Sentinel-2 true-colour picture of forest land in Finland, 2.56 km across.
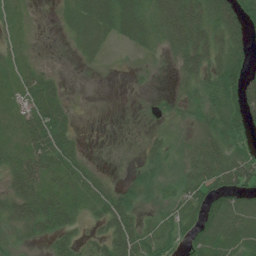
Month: July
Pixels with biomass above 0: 72%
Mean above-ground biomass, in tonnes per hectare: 37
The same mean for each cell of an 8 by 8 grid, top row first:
27 2 46 68 46 77 56 66
20 1 21 11 23 46 63 40
30 29 1 1 4 19 49 76
29 78 5 0 1 11 48 63
37 86 19 2 16 20 51 37
57 45 38 8 39 25 56 66
50 67 31 64 27 39 58 57
18 32 29 54 61 41 59 43
